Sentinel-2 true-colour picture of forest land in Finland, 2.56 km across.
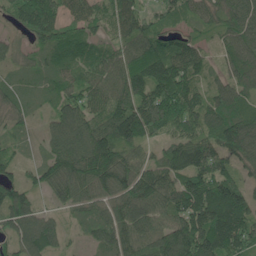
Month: May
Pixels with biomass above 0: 90%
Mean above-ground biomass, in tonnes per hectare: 98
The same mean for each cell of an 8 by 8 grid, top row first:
74 138 82 97 73 59 69 117
57 79 81 65 105 104 42 119
46 50 74 107 125 144 45 103
67 37 110 132 146 152 109 96
33 59 140 153 82 95 111 162
51 88 119 122 102 111 132 65
120 32 60 99 120 110 178 133
88 109 19 100 104 165 166 146
